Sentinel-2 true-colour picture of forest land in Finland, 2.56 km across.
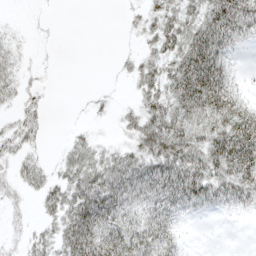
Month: April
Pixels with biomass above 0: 62%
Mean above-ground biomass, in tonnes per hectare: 32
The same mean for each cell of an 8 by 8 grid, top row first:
1 3 0 0 22 41 59 66
14 2 0 2 14 43 75 17
24 3 0 3 33 58 83 12
17 9 2 5 43 55 69 57
29 5 23 12 43 60 55 73
24 23 47 54 56 60 57 63
14 25 65 59 39 36 23 19
9 29 77 60 51 25 0 0
